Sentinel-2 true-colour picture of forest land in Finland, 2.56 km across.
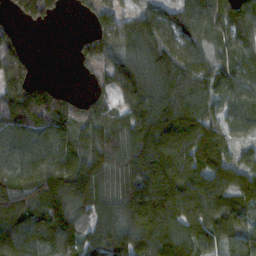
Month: November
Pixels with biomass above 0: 85%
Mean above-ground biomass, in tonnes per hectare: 110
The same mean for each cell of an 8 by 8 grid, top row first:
40 63 18 68 85 102 114 100
62 0 46 93 128 117 85 105
81 22 8 94 138 150 109 75
123 153 70 85 157 163 104 54
107 124 96 129 157 69 157 33
113 173 151 108 172 156 176 129
155 145 93 105 164 139 170 123
153 135 107 127 124 164 129 132
